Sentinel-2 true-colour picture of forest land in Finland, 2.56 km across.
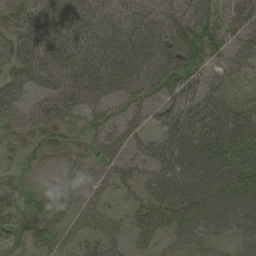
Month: August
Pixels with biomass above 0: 81%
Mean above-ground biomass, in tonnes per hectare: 51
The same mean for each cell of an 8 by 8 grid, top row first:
39 62 69 57 56 53 41 57
53 73 84 94 74 72 54 51
49 60 82 86 66 59 39 34
48 63 46 35 37 50 60 57
14 30 15 57 40 71 68 76
14 2 24 42 43 83 77 70
31 28 32 18 45 66 69 66
37 45 27 42 34 42 49 38
